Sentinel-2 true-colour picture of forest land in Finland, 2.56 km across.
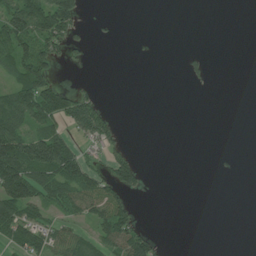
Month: July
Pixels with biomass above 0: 34%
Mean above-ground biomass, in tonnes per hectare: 34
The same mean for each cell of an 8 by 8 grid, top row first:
98 118 59 3 0 0 0 0
65 66 18 0 1 0 2 0
56 79 3 0 0 0 12 0
85 81 87 15 0 0 0 0
132 158 34 34 0 0 0 0
130 92 94 73 24 0 0 0
94 45 57 74 1 0 0 0
45 53 43 76 73 0 0 0
